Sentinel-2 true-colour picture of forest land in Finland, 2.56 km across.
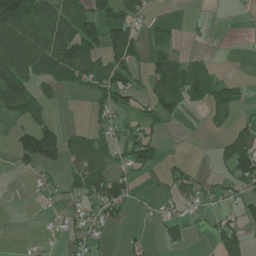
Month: July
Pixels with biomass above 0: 47%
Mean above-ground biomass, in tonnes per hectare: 44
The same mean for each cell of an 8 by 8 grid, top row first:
142 110 84 75 36 2 3 2
102 129 98 88 23 24 4 1
121 57 55 90 40 103 56 19
64 34 0 46 28 49 17 22
52 119 73 42 71 0 2 98
9 10 46 65 11 40 11 83
0 8 29 56 4 21 18 40
1 5 30 8 12 37 15 51
